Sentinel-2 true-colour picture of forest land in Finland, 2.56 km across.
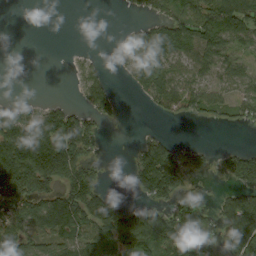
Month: September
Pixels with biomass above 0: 57%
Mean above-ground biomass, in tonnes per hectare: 73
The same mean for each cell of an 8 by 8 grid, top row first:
0 0 0 0 34 80 106 135
0 0 3 5 82 82 108 60
0 0 26 19 68 69 50 51
63 61 54 40 10 50 54 42
211 175 113 0 49 43 9 7
198 163 128 2 134 121 19 117
81 143 152 100 93 112 57 142
124 73 86 144 159 145 82 153
